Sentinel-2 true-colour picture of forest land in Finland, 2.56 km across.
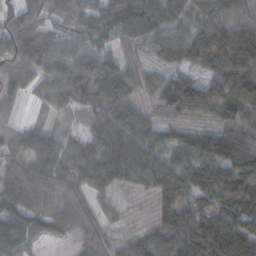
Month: October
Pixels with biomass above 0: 91%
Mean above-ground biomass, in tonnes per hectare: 82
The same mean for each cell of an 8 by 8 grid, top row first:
83 72 87 127 139 67 61 62
115 107 81 59 61 77 127 137
87 91 141 157 66 89 94 121
25 45 70 109 47 82 82 93
79 104 63 95 73 67 123 110
102 111 71 78 63 81 79 103
61 71 79 31 26 90 66 105
80 27 36 44 55 85 85 78
